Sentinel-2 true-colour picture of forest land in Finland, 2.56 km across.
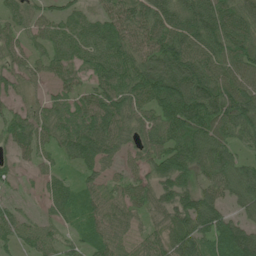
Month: June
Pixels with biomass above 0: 91%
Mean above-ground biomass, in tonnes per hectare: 71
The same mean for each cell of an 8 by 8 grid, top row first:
48 44 48 68 86 87 113 84
46 52 67 84 75 101 86 80
47 36 48 90 111 121 102 74
44 55 76 92 67 110 110 123
57 48 108 74 65 92 103 66
23 33 36 35 46 107 71 89
31 30 58 66 46 99 98 55
55 49 44 68 46 83 76 112
